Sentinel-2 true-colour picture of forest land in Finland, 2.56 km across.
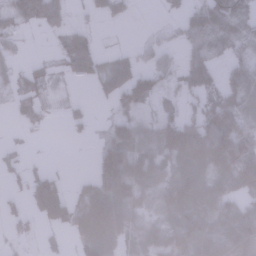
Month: January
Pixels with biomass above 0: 64%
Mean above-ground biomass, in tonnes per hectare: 50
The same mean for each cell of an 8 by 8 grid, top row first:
61 67 10 29 0 20 103 82
21 7 88 11 22 25 76 41
27 22 25 62 60 33 59 58
28 12 18 29 37 29 72 61
10 1 4 60 57 79 100 74
19 56 16 89 64 75 78 100
17 98 74 106 33 81 78 71
16 13 69 66 46 59 91 85
